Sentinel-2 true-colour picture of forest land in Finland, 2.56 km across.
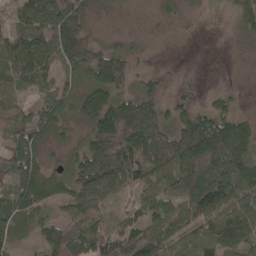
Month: April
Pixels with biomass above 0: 76%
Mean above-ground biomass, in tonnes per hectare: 70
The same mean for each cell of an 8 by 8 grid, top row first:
60 127 68 7 0 14 3 54
96 93 95 42 7 0 0 4
68 45 62 118 30 3 0 0
58 73 65 129 105 47 58 26
76 48 42 142 140 122 172 125
97 80 84 115 96 86 108 124
85 61 84 34 78 87 113 90
48 86 112 71 79 65 86 94
